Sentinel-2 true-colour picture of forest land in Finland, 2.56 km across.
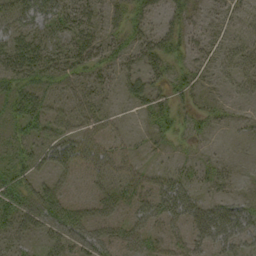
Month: September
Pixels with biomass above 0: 63%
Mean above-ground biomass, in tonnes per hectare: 29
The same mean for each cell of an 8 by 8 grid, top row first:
40 46 33 23 28 22 13 16
47 31 39 32 47 28 20 27
37 32 28 18 51 28 13 31
40 43 29 13 23 32 21 9
26 37 41 19 10 17 10 4
37 23 10 35 27 23 19 7
47 49 25 28 31 43 29 34
29 30 35 33 34 22 34 37
